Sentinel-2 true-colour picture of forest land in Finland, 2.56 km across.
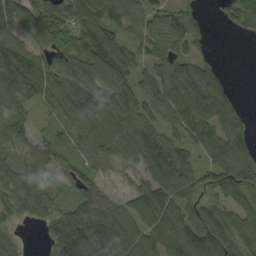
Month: September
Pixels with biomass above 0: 86%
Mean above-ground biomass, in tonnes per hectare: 80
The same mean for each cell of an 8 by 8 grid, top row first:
92 121 107 67 81 60 13 76
111 74 105 121 67 81 22 0
109 81 89 120 63 117 101 1
77 35 96 106 84 114 129 45
57 54 46 88 117 75 111 85
79 51 41 20 59 130 70 123
61 62 94 63 117 95 74 80
27 38 131 119 88 112 126 93
